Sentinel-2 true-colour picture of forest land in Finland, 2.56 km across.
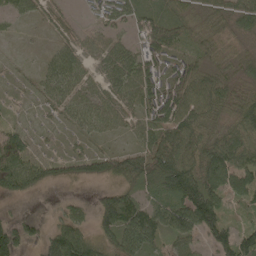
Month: May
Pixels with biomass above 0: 84%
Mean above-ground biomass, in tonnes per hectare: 73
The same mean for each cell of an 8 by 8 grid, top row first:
30 52 19 67 79 70 57 71
3 22 74 72 84 56 45 22
15 62 70 62 95 86 89 55
10 30 79 75 89 108 93 94
95 14 29 19 71 141 111 110
124 59 55 76 118 193 131 92
4 4 28 139 91 124 152 34
102 81 107 85 95 72 56 94
